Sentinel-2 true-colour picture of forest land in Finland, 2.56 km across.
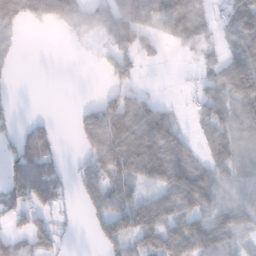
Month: January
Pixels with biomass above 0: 62%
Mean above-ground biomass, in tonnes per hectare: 62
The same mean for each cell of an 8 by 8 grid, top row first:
108 110 80 71 75 135 56 105
28 0 7 53 54 38 48 75
8 0 0 29 11 2 51 111
12 2 30 106 100 21 64 60
44 59 35 132 134 94 62 71
84 85 53 99 83 106 83 54
66 64 21 100 91 93 62 58
52 64 2 85 63 82 78 32
